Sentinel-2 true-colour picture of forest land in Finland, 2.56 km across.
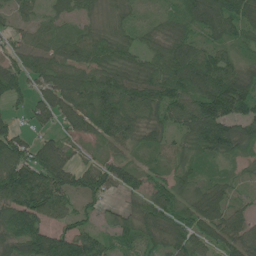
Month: June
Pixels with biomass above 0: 89%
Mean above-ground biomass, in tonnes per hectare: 73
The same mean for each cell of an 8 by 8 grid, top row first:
34 35 45 30 21 45 111 115
45 64 77 66 46 65 61 47
72 70 81 85 78 93 100 103
25 76 97 145 102 85 149 94
89 63 35 54 44 36 102 95
150 116 77 75 43 60 31 22
140 107 51 19 76 90 88 37
101 105 107 46 56 86 58 76
